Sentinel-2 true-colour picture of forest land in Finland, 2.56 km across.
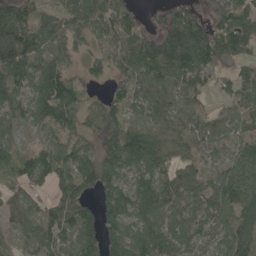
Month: May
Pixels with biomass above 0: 88%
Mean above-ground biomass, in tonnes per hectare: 93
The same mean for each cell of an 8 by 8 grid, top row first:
128 67 91 114 34 109 72 115
172 90 42 83 123 213 178 134
104 118 31 49 98 100 102 103
80 108 68 69 77 66 58 65
66 60 40 74 193 87 57 77
79 74 117 93 102 81 59 120
87 93 106 126 102 72 90 120
40 92 116 99 110 84 63 140
